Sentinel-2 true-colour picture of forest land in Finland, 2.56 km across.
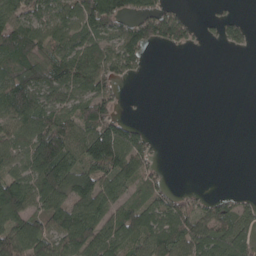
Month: April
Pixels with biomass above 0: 62%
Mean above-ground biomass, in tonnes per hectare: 62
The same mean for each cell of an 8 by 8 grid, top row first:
87 71 97 115 73 37 5 9
124 72 83 67 68 33 4 24
127 102 90 58 7 0 0 0
103 78 78 56 1 0 0 0
55 163 84 156 49 0 0 0
71 153 111 96 58 0 0 0
114 80 91 62 75 68 48 45
99 93 114 84 83 102 87 85
